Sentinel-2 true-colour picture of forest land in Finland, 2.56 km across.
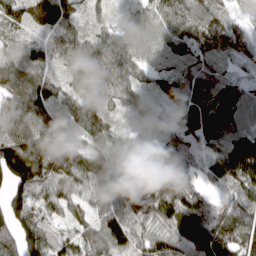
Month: March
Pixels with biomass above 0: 95%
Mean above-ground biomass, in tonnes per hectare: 86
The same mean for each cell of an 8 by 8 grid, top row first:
76 126 51 39 66 88 96 30
62 70 77 84 81 92 91 89
100 74 77 97 56 109 98 53
91 75 79 47 63 57 102 99
141 137 70 93 63 88 89 112
144 117 84 87 87 86 61 107
90 79 53 80 95 118 80 90
93 106 71 100 75 82 107 95
